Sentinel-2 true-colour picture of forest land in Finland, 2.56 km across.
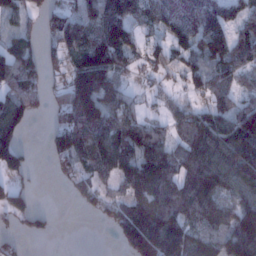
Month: January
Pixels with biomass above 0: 74%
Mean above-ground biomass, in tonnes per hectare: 88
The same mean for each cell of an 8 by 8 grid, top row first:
59 40 67 115 94 147 120 71
107 36 101 148 58 76 127 107
124 42 166 101 25 29 94 54
115 30 165 111 45 79 93 99
96 28 98 122 107 73 163 153
49 1 50 82 128 121 154 110
70 11 17 58 114 127 122 111
21 10 0 10 142 162 97 180
